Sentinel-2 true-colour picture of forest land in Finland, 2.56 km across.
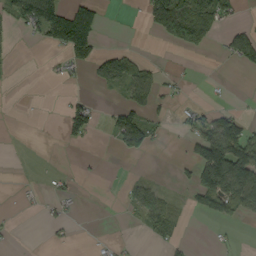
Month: September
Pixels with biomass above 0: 28%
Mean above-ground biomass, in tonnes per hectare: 32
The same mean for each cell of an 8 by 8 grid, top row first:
51 122 120 1 30 143 96 16
7 34 99 17 3 23 18 57
1 4 5 53 60 12 1 0
0 0 52 19 42 12 30 22
0 0 11 12 65 1 131 126
1 7 6 0 9 8 131 141
4 14 5 0 55 22 56 58
4 7 1 7 3 18 1 5
